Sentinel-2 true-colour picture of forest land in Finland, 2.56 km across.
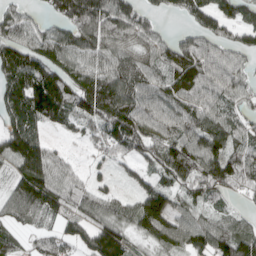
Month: April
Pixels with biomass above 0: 84%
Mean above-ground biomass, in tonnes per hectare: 94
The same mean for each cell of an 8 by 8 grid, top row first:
62 50 169 129 70 34 96 76
111 75 93 78 69 92 93 77
106 138 92 114 94 104 109 74
106 139 96 148 110 86 104 65
146 60 25 88 107 127 132 89
83 121 46 36 54 118 153 127
86 57 95 85 146 73 61 31
53 53 77 162 59 129 130 141
